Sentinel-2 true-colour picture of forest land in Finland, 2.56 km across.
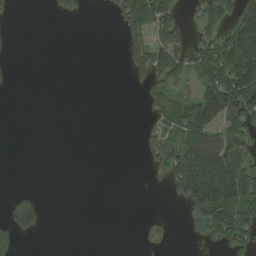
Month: August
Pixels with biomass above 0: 33%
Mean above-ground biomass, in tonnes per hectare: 48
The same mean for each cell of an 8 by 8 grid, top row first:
4 4 19 20 143 63 70 89
3 0 0 0 117 126 74 192
3 0 0 0 44 76 92 166
0 0 0 0 16 80 139 139
0 0 0 0 30 91 166 93
0 0 0 0 4 110 174 138
87 7 0 0 0 5 162 122
45 0 0 0 22 6 32 76
